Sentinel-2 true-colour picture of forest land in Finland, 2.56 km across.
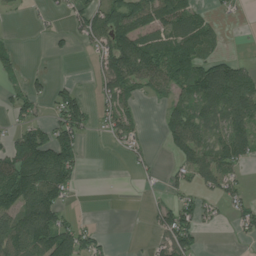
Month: July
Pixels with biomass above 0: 54%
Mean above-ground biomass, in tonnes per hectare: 62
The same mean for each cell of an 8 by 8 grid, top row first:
6 18 58 90 84 99 32 11
22 13 19 119 101 107 59 3
20 32 6 87 73 86 146 116
57 29 86 73 9 66 85 118
85 119 57 19 28 71 81 106
159 150 28 0 15 36 70 40
121 134 7 0 14 88 34 54
125 157 99 16 5 99 2 16
